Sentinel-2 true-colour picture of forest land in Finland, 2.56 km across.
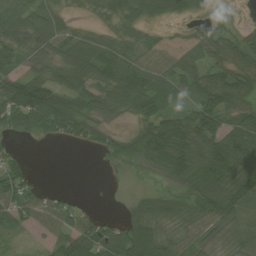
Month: August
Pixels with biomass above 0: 77%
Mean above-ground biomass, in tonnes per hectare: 63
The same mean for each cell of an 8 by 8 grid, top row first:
71 62 13 42 59 40 42 16
65 50 94 60 49 27 54 65
67 71 66 74 77 62 82 82
127 155 97 56 60 54 92 65
9 12 39 51 106 117 86 75
63 0 0 9 30 94 112 93
69 43 30 1 70 83 111 83
16 28 111 118 94 38 58 68
